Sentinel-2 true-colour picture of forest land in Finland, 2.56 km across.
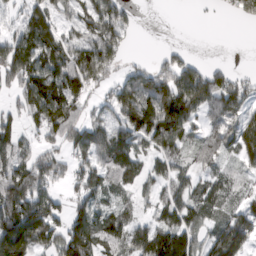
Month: March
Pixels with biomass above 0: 76%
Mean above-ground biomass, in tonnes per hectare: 88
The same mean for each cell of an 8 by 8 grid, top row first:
42 99 61 120 1 0 3 57
146 147 99 97 0 25 0 0
116 167 126 58 135 138 132 49
56 165 59 66 149 167 72 62
92 50 92 142 72 99 46 102
122 90 72 73 64 69 48 31
150 111 64 53 30 104 80 64
267 109 164 89 125 140 81 138
